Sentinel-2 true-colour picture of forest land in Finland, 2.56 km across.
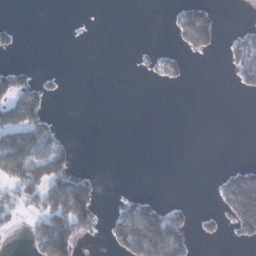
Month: January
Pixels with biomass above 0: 25%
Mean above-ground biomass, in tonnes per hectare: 30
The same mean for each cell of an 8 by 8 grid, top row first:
1 0 1 0 0 38 66 0
18 0 0 0 7 16 31 68
61 14 0 0 5 22 0 34
99 32 0 0 0 0 0 0
69 56 2 0 0 0 0 0
62 63 39 0 0 0 2 74
45 96 129 11 68 26 4 122
1 147 54 42 146 85 12 23
